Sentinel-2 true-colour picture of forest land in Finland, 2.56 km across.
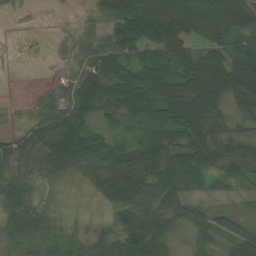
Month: August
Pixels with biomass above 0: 83%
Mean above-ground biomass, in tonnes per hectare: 56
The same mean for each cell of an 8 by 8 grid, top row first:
4 1 9 92 127 129 132 79
0 3 21 76 77 74 67 80
0 6 35 71 78 87 114 121
2 46 54 49 66 125 101 46
33 63 83 34 59 75 88 55
31 30 21 62 79 86 47 32
32 18 6 50 82 64 27 19
29 36 26 78 138 24 39 74
